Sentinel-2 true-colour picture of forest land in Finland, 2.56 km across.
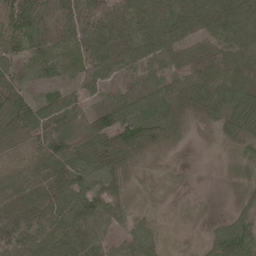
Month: May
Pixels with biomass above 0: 87%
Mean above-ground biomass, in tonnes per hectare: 56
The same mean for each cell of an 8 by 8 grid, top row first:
61 84 85 100 76 94 79 84
40 52 67 68 59 67 41 55
51 35 51 19 36 57 65 53
94 49 51 80 57 73 50 74
59 103 73 88 65 22 4 39
56 92 68 56 11 16 1 33
81 88 66 61 8 6 6 24
80 77 77 35 40 5 29 109
